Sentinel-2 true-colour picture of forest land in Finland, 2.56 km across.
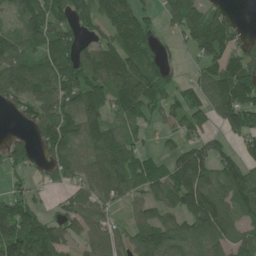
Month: June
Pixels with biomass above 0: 77%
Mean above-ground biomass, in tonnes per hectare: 97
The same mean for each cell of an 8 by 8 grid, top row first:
90 139 97 118 59 84 95 14
91 163 86 92 87 18 128 61
130 120 123 150 167 27 105 131
40 119 171 84 71 73 98 133
70 81 93 115 30 48 81 58
43 26 84 150 105 145 126 138
98 23 105 58 74 98 176 84
172 149 62 93 135 119 99 77
